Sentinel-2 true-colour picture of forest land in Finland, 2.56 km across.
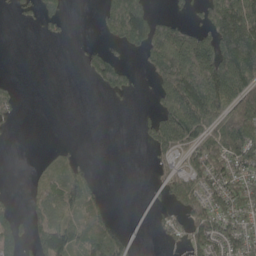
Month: May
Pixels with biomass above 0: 48%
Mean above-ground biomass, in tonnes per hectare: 73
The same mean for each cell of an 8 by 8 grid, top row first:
15 53 0 153 136 36 97 206
0 1 6 39 104 220 135 222
5 0 2 109 19 227 196 156
26 0 0 1 8 222 162 170
2 5 3 0 30 118 112 159
0 32 46 0 0 77 103 94
26 87 76 16 17 72 99 98
98 125 84 126 17 33 105 90
